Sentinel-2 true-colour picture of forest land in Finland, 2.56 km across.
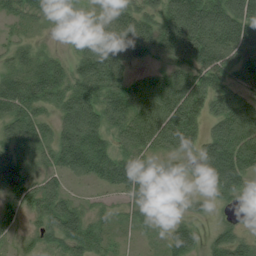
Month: July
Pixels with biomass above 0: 89%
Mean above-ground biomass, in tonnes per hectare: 85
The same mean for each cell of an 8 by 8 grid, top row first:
32 36 17 50 79 151 157 148
37 17 42 138 79 122 143 141
79 114 97 113 71 101 96 81
88 50 135 117 146 160 87 127
89 84 152 69 109 113 97 144
89 61 60 109 111 47 101 105
58 90 54 26 73 53 34 23
33 56 102 33 12 79 34 66
